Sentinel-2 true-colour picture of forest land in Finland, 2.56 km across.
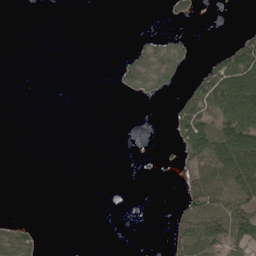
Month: June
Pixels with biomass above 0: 25%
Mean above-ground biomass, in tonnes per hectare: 21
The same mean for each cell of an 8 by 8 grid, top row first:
0 0 0 0 0 17 0 0
0 0 0 0 35 36 3 51
0 0 0 7 73 28 80 124
0 0 0 0 0 30 63 110
0 0 0 0 0 24 91 102
0 0 0 0 1 6 51 80
0 0 0 0 0 13 62 56
38 1 0 0 0 40 76 58
